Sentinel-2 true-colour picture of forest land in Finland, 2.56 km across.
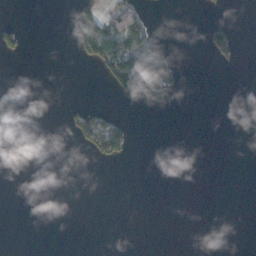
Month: November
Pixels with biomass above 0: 10%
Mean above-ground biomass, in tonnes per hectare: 12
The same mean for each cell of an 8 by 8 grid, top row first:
1 0 48 52 31 0 4 0
28 0 36 66 89 7 42 16
0 0 0 39 143 31 0 0
0 0 25 19 5 1 0 0
0 0 14 67 0 0 0 0
0 0 0 0 0 0 0 0
0 0 0 0 0 0 0 0
0 0 0 0 0 0 0 0
